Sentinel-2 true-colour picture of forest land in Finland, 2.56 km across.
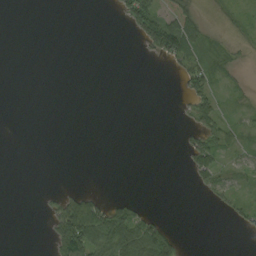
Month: September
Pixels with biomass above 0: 28%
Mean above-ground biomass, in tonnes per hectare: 16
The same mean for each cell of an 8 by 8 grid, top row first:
0 0 0 3 71 33 7 10
0 0 0 0 21 86 18 8
0 0 0 0 0 11 34 7
0 0 0 0 0 5 43 11
0 0 0 0 0 3 47 21
0 0 0 0 0 0 40 20
0 12 80 42 13 0 4 23
0 17 116 80 86 21 0 1
